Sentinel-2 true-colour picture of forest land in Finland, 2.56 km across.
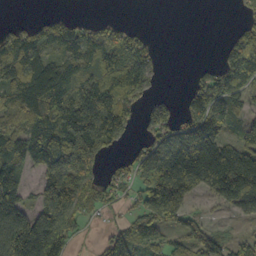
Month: October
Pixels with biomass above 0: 68%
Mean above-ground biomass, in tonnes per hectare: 109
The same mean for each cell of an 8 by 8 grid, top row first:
4 30 15 8 0 0 0 26
138 105 148 118 53 0 0 175
127 159 112 108 84 0 83 128
110 168 180 181 46 48 158 75
75 174 257 93 60 179 199 85
117 135 211 39 114 276 229 219
144 184 169 32 139 193 21 101
195 287 32 107 114 48 118 52
